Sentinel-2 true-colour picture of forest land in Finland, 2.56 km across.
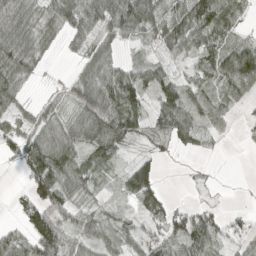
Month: April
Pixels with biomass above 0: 74%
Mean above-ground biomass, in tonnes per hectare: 52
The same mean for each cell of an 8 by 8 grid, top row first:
68 55 100 89 80 57 96 24
73 30 32 42 12 61 58 53
54 5 48 79 52 39 53 98
39 41 60 120 47 88 57 14
67 93 69 93 18 37 23 6
7 126 59 20 76 1 5 0
17 86 39 17 32 35 28 8
81 114 47 47 46 67 103 60
